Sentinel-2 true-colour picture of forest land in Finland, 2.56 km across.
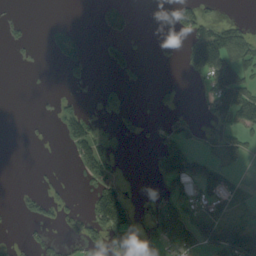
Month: August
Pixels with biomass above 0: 33%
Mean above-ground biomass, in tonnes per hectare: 34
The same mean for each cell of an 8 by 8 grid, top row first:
6 0 0 43 0 39 28 6
10 19 37 37 2 3 170 95
0 0 21 11 7 3 66 87
0 3 30 27 3 18 38 133
0 2 76 9 4 48 12 41
0 4 21 45 1 80 56 10
7 28 11 182 10 53 54 18
6 26 27 49 47 63 91 158
